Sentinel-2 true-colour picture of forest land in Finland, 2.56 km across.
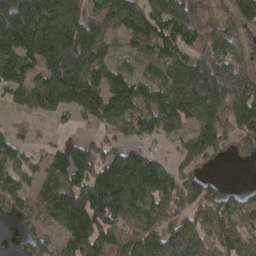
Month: April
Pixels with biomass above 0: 83%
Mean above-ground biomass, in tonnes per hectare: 132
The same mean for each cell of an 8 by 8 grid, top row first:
296 251 165 105 134 163 101 80
217 249 256 61 85 126 166 105
125 183 204 142 98 201 270 180
33 87 95 137 115 173 242 181
83 39 53 69 63 52 143 87
99 91 127 225 180 86 44 0
74 103 200 184 130 123 118 96
18 70 162 132 180 164 108 96
